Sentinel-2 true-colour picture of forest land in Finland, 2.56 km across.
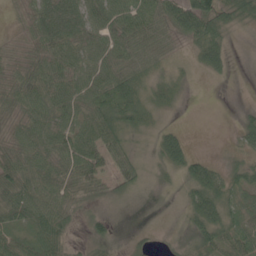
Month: May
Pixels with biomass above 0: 79%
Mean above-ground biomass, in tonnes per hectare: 39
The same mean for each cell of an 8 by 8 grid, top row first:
9 51 45 53 51 55 105 56
12 51 50 53 52 17 69 1
43 57 49 63 39 23 9 0
33 51 48 67 46 9 0 11
41 52 60 48 16 52 0 24
57 54 60 39 26 27 77 37
50 50 28 12 1 6 77 39
46 61 8 25 16 16 58 48
